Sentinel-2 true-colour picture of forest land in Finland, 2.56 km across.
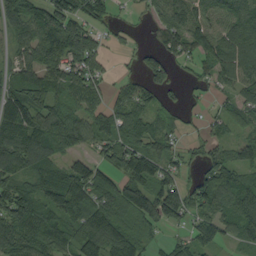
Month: September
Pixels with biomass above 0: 80%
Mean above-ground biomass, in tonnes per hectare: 79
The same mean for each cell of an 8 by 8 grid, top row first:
99 102 76 27 16 76 66 91
62 110 137 20 33 69 108 134
79 92 84 25 50 30 39 89
109 90 73 80 76 31 24 61
121 109 67 78 87 39 39 60
91 105 99 79 105 57 70 73
131 106 114 115 137 113 84 109
106 91 112 130 55 28 45 61
